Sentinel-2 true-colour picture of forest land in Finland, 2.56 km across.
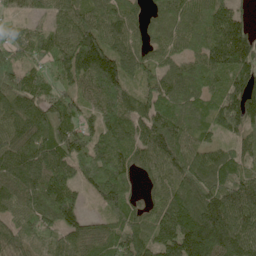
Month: June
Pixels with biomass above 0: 94%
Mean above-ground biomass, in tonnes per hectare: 105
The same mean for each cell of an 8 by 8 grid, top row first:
31 43 88 106 63 96 122 67
64 70 142 114 86 66 111 171
116 92 80 177 80 88 88 121
151 155 84 129 100 127 95 173
123 142 118 105 99 130 60 68
113 147 62 117 53 103 126 101
73 126 84 53 66 130 170 134
77 66 90 97 112 162 182 158
